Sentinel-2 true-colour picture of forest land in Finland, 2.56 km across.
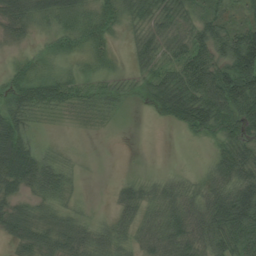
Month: August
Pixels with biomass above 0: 81%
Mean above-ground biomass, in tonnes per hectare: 43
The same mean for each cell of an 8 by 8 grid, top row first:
58 51 47 43 49 54 46 27
17 22 31 24 44 44 60 122
44 51 35 29 34 52 67 116
57 29 28 23 12 61 80 66
91 12 3 1 0 1 22 65
79 60 14 2 11 18 27 64
39 33 21 17 44 54 64 100
36 41 52 45 36 56 58 72
